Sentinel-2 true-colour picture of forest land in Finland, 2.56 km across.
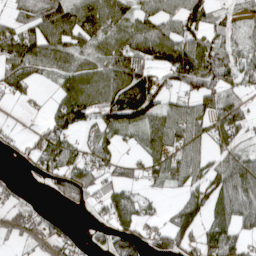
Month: April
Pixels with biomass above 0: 70%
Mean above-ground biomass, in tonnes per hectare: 73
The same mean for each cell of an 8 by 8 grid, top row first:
46 94 106 91 58 78 69 33
98 108 73 82 101 126 92 41
90 27 97 84 112 81 107 55
2 39 119 98 122 72 72 77
26 79 43 48 57 86 45 44
15 65 133 54 55 73 90 100
53 11 33 108 50 63 115 85
24 38 22 95 70 127 121 83
